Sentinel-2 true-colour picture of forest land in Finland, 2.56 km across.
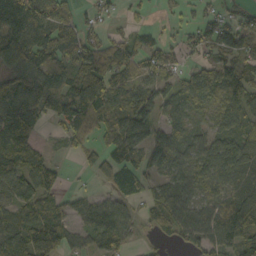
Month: October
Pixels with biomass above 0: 76%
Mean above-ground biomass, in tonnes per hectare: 76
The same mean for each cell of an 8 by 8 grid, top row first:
181 117 37 18 14 20 35 47
125 121 67 69 68 48 65 93
122 123 90 80 62 54 90 92
97 85 88 98 73 46 38 86
117 12 36 76 85 82 75 95
120 101 2 85 72 72 98 87
81 77 44 69 36 94 61 155
106 123 44 65 12 36 82 142
